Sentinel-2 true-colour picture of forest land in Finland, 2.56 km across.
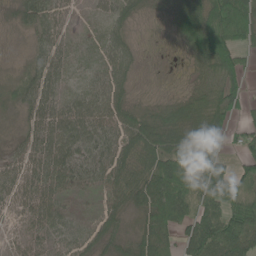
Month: June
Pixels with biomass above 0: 88%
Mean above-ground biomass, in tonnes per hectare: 65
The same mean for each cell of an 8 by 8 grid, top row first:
27 62 9 44 22 76 145 102
4 50 26 55 11 21 134 68
30 62 26 66 8 10 70 48
23 68 74 75 53 85 106 35
24 74 77 70 94 102 103 33
61 86 72 75 79 159 175 81
43 74 45 60 68 127 90 105
25 40 49 47 71 51 117 96
